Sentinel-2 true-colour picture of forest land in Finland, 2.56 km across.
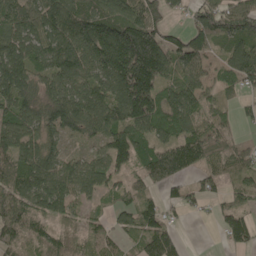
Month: May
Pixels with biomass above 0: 84%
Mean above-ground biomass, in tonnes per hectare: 106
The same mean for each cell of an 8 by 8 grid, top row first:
127 135 140 152 151 28 118 136
120 126 148 200 236 112 86 116
161 100 116 143 214 99 62 104
128 123 147 137 184 140 77 34
121 104 35 118 98 125 108 41
146 126 111 74 81 95 71 79
157 98 52 55 96 56 32 72
99 76 53 59 106 74 0 70
